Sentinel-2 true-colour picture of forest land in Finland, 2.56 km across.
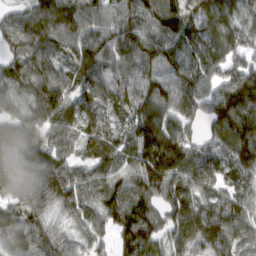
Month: March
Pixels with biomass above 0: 95%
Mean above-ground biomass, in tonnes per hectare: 98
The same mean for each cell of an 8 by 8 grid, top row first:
72 141 117 83 110 139 105 85
75 104 107 113 123 103 99 85
90 106 89 90 91 99 80 112
68 112 87 71 118 102 72 154
105 100 62 78 130 142 56 138
86 116 78 88 127 129 94 77
76 70 91 104 117 119 94 84
89 85 62 55 127 96 111 74
